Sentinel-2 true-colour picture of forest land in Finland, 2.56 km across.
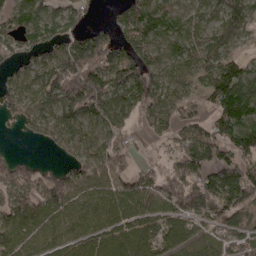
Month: April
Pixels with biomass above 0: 81%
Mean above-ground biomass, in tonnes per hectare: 89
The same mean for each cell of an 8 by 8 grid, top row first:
89 97 67 18 107 71 62 103
74 83 134 114 90 70 74 42
53 130 165 124 143 65 73 128
78 104 136 123 92 86 55 153
4 52 67 71 13 63 117 112
125 85 92 92 65 123 95 136
109 109 76 86 94 116 127 91
85 65 72 76 77 63 63 88
